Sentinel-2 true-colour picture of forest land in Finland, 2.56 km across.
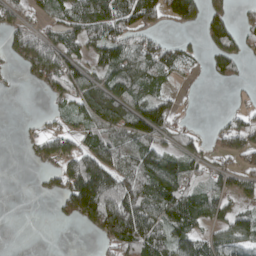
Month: April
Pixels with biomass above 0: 62%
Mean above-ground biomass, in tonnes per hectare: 69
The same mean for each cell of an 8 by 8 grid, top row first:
54 42 92 97 99 84 103 26
71 101 66 93 75 56 58 67
5 82 78 81 89 23 14 17
0 14 60 103 113 36 0 29
2 61 56 120 93 44 24 74
0 30 171 152 178 140 45 51
0 3 154 210 137 130 82 41
0 0 0 103 117 95 65 88
